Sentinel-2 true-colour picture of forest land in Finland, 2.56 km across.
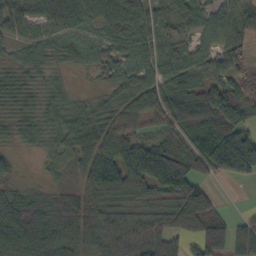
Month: October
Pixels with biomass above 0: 89%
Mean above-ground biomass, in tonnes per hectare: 67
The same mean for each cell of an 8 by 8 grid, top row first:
50 69 60 65 57 67 56 75
37 49 48 45 66 59 43 52
46 36 7 48 65 75 71 57
47 52 47 50 58 98 129 104
29 38 67 82 67 65 101 123
25 16 53 127 160 150 53 69
76 74 73 74 66 88 86 6
83 99 80 86 90 54 100 73
